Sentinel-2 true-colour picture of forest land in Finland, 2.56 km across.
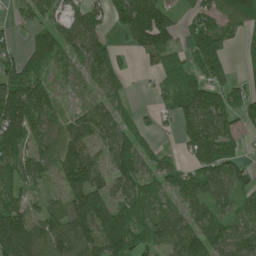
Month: June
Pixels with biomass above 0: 79%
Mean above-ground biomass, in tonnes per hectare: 80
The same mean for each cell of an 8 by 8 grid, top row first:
23 45 61 69 184 60 79 93
32 103 82 61 81 46 110 27
105 55 48 71 7 66 85 31
161 85 36 75 15 77 140 61
99 76 94 110 56 12 114 31
87 48 145 91 94 70 89 63
105 63 137 110 69 62 65 52
163 119 125 112 86 104 115 71
